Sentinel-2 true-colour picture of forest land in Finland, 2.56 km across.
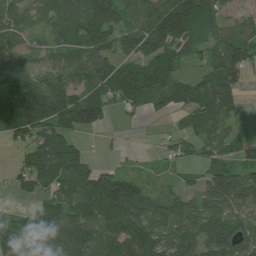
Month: July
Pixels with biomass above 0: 77%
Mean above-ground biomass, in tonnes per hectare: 85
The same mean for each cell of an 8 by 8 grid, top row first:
56 46 75 99 103 216 100 28
41 38 81 73 96 88 61 98
102 98 72 119 120 72 84 54
172 213 176 41 41 51 97 27
42 123 50 7 3 39 59 40
33 115 97 84 23 22 95 126
15 75 101 156 104 76 92 95
127 108 121 140 141 94 97 96
